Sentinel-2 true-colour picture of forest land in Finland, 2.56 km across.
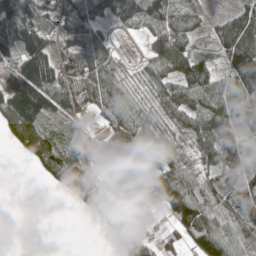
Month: May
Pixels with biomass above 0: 77%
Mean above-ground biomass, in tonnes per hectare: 74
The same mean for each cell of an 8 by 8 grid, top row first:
107 75 115 61 99 96 47 89
98 105 117 56 17 96 58 143
129 130 83 90 58 77 85 102
152 98 46 76 77 78 78 74
36 60 29 51 92 65 99 78
0 32 95 26 99 122 59 88
0 0 40 77 68 95 91 104
0 0 0 38 70 51 143 91
